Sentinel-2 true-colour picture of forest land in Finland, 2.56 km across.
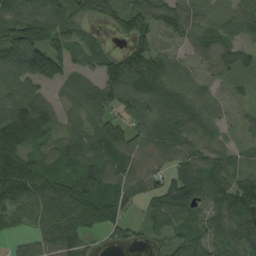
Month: August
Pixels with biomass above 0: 87%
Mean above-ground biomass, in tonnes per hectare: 79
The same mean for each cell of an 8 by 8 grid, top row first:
110 106 62 51 85 97 60 87
122 113 66 25 91 22 62 63
91 79 56 121 106 60 31 26
111 86 62 71 89 96 51 17
140 61 99 103 81 89 69 34
144 92 106 98 106 80 117 84
86 100 109 106 33 91 60 112
29 87 86 33 28 47 71 104
